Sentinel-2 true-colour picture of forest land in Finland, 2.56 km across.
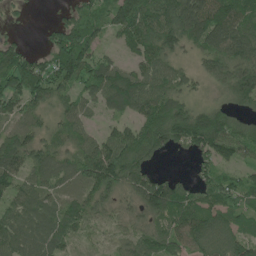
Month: June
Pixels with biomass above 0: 86%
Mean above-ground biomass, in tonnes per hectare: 84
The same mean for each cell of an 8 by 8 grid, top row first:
16 3 71 84 132 137 139 113
74 68 154 25 111 74 95 124
129 126 95 138 99 67 61 147
53 64 67 54 90 99 86 57
93 73 72 112 119 80 132 99
77 61 69 127 86 35 52 46
62 50 67 51 93 144 103 74
76 74 29 25 77 90 116 88
